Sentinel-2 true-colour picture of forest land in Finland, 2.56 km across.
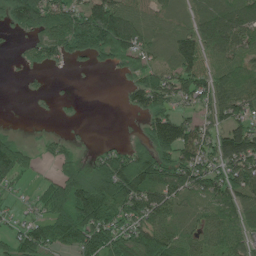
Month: June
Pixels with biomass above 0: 71%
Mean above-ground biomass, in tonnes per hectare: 73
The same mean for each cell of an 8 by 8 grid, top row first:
119 132 101 141 64 61 80 106
8 79 87 113 62 73 74 82
2 8 0 4 79 92 99 90
0 3 4 0 70 61 65 81
41 19 10 21 47 125 76 146
54 17 73 160 141 104 112 102
18 71 140 120 118 72 61 88
57 83 110 106 127 83 62 59
